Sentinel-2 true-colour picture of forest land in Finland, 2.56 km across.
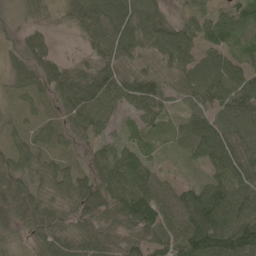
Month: May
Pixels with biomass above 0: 94%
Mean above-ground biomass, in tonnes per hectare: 66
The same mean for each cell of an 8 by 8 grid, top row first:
19 21 77 86 89 30 44 76
23 46 22 84 70 96 52 62
39 68 88 90 92 64 98 95
26 32 85 50 59 28 70 92
46 43 26 35 44 30 104 72
64 58 53 76 75 21 44 88
72 59 71 68 94 94 142 104
31 68 64 65 68 95 148 136
